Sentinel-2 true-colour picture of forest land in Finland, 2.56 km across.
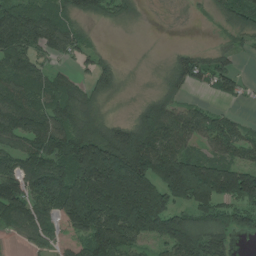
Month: July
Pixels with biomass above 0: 78%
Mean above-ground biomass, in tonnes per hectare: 114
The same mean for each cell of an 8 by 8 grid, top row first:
130 88 81 64 18 11 26 104
116 75 57 7 2 18 32 41
114 85 38 91 6 86 70 47
135 107 124 24 115 118 52 16
91 121 187 207 225 152 83 90
142 181 189 327 235 290 257 175
145 135 236 211 244 105 113 106
18 89 146 166 90 211 189 32
